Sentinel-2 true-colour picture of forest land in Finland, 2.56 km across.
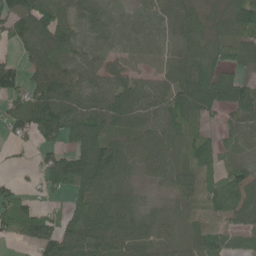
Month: June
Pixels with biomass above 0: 83%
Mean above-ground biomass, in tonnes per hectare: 66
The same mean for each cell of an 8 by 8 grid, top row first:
94 90 55 40 52 72 45 93
35 79 43 39 54 52 58 60
86 101 66 63 47 78 117 66
75 147 84 105 71 88 60 71
28 54 86 77 82 40 78 39
12 78 139 99 44 60 63 68
70 31 52 77 36 20 40 97
20 77 90 86 57 38 64 25
